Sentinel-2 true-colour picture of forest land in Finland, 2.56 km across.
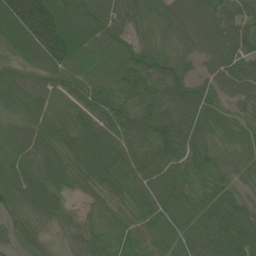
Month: June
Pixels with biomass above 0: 98%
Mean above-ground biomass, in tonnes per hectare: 77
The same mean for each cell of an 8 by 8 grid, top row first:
159 184 101 77 87 76 73 74
67 159 105 64 73 57 60 78
71 69 73 72 100 87 51 84
58 84 86 90 94 97 76 38
62 73 101 92 79 102 71 61
70 63 77 87 75 69 64 57
57 65 23 59 76 72 74 74
41 35 65 38 67 62 83 95
